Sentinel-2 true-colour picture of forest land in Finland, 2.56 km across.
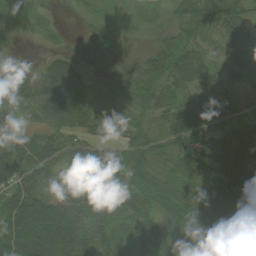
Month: August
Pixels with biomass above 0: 91%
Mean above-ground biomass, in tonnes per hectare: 52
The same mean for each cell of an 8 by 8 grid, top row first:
20 10 9 19 22 40 78 54
5 12 28 38 16 65 31 65
52 72 52 38 67 58 37 42
48 70 79 38 39 61 49 23
53 51 49 33 53 45 62 66
71 43 76 61 51 51 51 79
72 85 88 64 52 68 65 83
103 109 78 44 47 56 47 57
